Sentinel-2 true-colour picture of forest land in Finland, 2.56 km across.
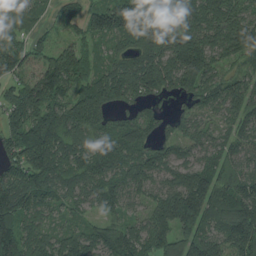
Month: August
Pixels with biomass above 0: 93%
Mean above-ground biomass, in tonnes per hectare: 118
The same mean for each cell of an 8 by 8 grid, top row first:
68 29 71 147 85 119 169 130
85 59 82 55 125 173 138 158
92 166 127 154 179 122 101 72
134 187 181 89 62 43 62 100
138 214 106 129 94 72 71 78
98 171 118 110 100 101 134 99
172 82 53 70 62 233 158 155
199 106 112 144 128 148 160 194
